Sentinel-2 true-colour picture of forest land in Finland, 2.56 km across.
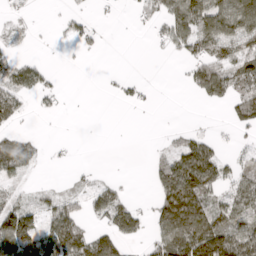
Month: April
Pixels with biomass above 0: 48%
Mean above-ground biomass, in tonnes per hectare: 53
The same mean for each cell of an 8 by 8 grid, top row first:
15 1 32 16 27 88 118 132
13 4 24 18 1 53 89 80
79 33 18 9 14 3 124 69
53 26 16 0 5 1 1 64
77 26 1 0 0 42 60 15
47 7 19 8 2 150 115 61
80 50 51 103 24 191 102 82
133 90 111 90 31 143 151 95
